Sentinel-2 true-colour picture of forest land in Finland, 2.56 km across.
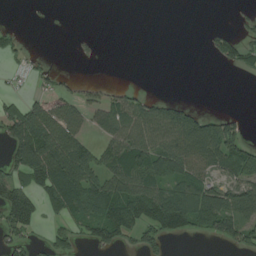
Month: August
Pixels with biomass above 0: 47%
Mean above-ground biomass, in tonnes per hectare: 44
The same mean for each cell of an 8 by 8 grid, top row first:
0 1 0 0 0 0 0 10
28 0 7 0 0 0 17 62
8 22 16 4 0 0 0 3
61 65 37 61 62 51 19 12
88 116 60 58 80 77 92 71
56 99 101 70 85 77 52 56
99 31 68 94 92 134 103 71
37 25 31 69 49 23 25 59
